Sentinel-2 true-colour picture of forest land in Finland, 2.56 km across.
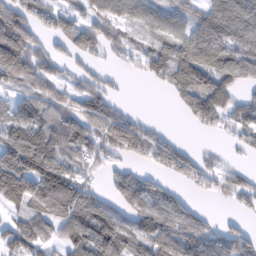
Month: February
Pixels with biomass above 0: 72%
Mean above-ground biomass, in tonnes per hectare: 79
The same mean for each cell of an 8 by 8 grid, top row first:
138 69 60 93 85 76 115 139
160 49 77 45 48 93 141 105
95 61 53 28 24 86 105 79
91 90 85 69 11 17 105 72
130 135 96 83 80 42 9 33
172 161 57 37 50 52 51 40
63 87 110 59 77 85 14 29
94 57 125 117 69 105 85 92
